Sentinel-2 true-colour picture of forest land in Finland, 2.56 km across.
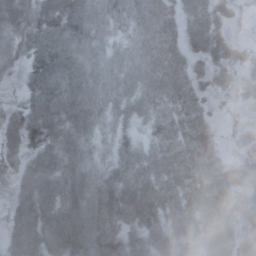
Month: October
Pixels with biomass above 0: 85%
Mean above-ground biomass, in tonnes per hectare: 58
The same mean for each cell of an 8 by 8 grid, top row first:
63 71 95 62 74 47 59 11
38 81 91 48 76 60 64 21
7 87 95 70 79 86 29 23
28 85 87 51 51 59 29 6
48 68 70 35 41 68 55 6
26 79 79 52 71 61 64 29
43 75 87 71 86 64 71 41
57 76 78 61 54 66 80 46
